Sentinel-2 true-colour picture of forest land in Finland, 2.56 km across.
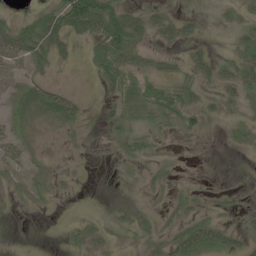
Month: June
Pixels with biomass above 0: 55%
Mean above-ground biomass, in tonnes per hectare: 21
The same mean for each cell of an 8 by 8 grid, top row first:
14 46 86 66 29 19 7 18
59 46 10 70 32 19 13 25
31 23 1 39 34 29 23 34
30 51 21 18 42 43 27 13
32 10 6 7 15 4 3 12
19 22 4 0 7 7 3 1
9 7 0 6 8 14 10 6
0 0 16 9 14 31 40 13
